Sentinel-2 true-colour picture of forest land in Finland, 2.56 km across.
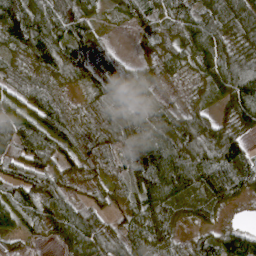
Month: April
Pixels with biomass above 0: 93%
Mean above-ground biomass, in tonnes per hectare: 71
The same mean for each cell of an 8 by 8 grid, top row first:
148 101 96 24 65 90 81 120
63 127 88 26 30 69 97 65
43 46 58 72 56 25 61 123
66 76 29 66 51 35 42 100
77 72 42 47 100 95 100 71
74 76 28 42 99 148 122 106
76 74 65 47 96 82 67 15
41 26 98 66 80 39 60 87
